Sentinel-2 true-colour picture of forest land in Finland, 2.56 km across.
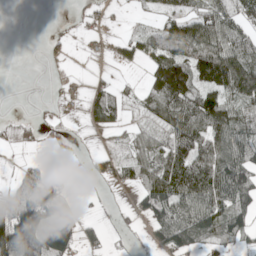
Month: May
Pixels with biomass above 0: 58%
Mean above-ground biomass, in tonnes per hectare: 59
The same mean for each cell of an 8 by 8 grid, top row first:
0 0 8 5 8 55 85 60
0 10 3 19 56 97 124 97
0 3 3 20 29 175 97 152
3 7 9 57 38 109 133 80
21 13 3 18 50 84 80 109
31 72 3 31 76 112 122 157
126 129 34 4 55 87 122 101
179 113 70 7 5 86 76 56
